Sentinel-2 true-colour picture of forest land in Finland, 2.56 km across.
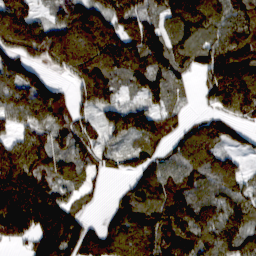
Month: February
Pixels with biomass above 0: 86%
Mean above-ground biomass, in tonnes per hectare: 116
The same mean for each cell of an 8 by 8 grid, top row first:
136 59 187 144 106 149 159 122
119 146 217 170 164 114 119 146
148 77 96 104 53 71 82 171
117 129 70 44 75 54 39 84
104 125 108 52 94 67 122 49
183 133 80 33 102 108 119 87
187 188 72 60 140 165 134 117
57 167 144 151 173 173 129 110
